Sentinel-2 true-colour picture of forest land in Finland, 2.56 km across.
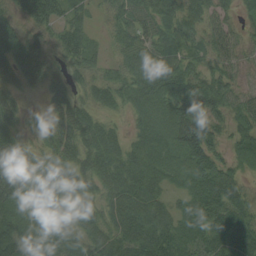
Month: August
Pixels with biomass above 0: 91%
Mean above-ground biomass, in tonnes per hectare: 58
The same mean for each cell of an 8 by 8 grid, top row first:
27 59 35 34 56 69 56 33
60 30 67 22 61 66 57 34
54 47 27 35 70 84 64 24
45 42 63 21 35 74 83 54
58 43 71 48 45 56 83 55
107 81 79 58 61 42 97 45
71 69 61 59 56 36 85 66
101 78 59 63 72 58 62 77
